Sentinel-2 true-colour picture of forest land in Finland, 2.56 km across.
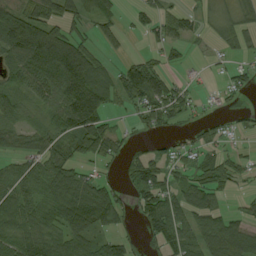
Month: August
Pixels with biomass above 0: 69%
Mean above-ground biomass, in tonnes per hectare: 62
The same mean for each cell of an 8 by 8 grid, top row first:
81 73 76 43 34 41 20 39
102 187 96 35 16 27 16 39
47 95 135 70 123 24 11 34
46 45 166 45 83 57 19 20
35 62 80 76 53 29 40 17
58 77 54 18 99 55 54 34
76 66 118 110 70 96 67 18
68 79 79 54 31 79 84 93
